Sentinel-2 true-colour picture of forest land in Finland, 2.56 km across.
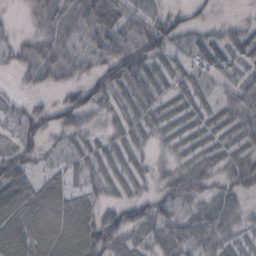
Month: October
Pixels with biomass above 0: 76%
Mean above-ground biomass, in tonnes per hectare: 28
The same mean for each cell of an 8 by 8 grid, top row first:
3 31 45 49 23 18 7 4
19 31 23 67 51 24 28 29
7 20 19 54 44 22 16 24
16 24 46 19 32 23 19 35
27 15 17 22 16 21 21 21
39 15 17 25 15 31 25 40
39 46 34 25 32 34 29 17
44 50 44 50 28 40 36 17
